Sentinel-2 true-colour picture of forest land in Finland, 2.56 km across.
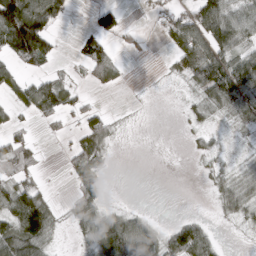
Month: March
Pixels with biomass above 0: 57%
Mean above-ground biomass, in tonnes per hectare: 40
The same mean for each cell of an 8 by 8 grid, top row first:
137 119 0 53 4 44 96 73
99 58 22 27 8 44 91 59
41 49 13 42 1 11 84 118
25 50 33 11 2 2 28 66
49 3 44 23 1 0 13 8
42 4 55 5 0 0 15 30
80 58 45 17 6 0 2 40
97 52 19 112 110 57 54 2
